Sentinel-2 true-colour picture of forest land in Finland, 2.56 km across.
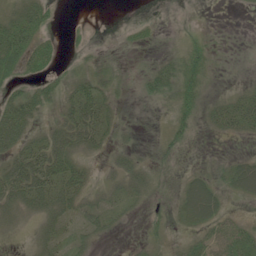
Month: June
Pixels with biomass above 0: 59%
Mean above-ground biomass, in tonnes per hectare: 23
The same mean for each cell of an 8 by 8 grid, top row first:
31 27 1 0 2 0 0 1
55 27 8 1 8 6 24 0
26 27 26 16 15 44 21 3
51 17 47 20 3 37 21 52
40 42 41 20 7 23 1 3
62 64 35 20 30 11 24 43
39 39 26 18 10 19 49 7
4 28 16 6 10 8 35 43
